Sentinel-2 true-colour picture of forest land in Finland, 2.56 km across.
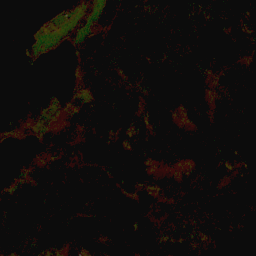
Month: November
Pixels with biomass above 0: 76%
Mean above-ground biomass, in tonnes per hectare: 81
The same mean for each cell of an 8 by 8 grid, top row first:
0 27 44 146 91 64 60 93
10 23 118 130 105 69 57 78
0 2 78 113 84 129 45 68
39 48 95 131 69 77 101 90
35 65 78 98 42 44 107 120
71 184 101 94 76 34 61 60
226 171 91 107 68 40 40 45
79 97 133 134 103 54 72 142
